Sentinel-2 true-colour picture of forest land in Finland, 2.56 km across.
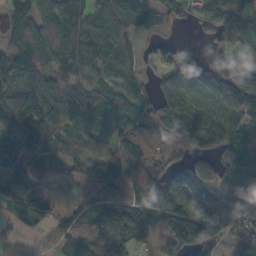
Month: October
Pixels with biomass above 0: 83%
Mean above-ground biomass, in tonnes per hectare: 85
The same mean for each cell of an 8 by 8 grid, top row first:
72 101 92 90 80 45 78 87
97 109 138 85 29 42 23 77
79 77 120 58 25 86 67 107
129 121 113 82 68 111 90 96
133 124 63 80 102 34 60 61
81 67 46 98 89 92 97 78
104 72 78 158 99 157 119 53
29 22 109 145 52 127 93 60
